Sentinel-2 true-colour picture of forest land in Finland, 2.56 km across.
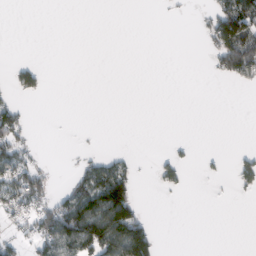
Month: February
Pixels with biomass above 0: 23%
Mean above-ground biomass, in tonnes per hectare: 30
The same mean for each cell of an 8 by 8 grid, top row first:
0 0 0 0 0 2 34 156
0 0 0 0 0 0 28 161
44 11 0 0 0 0 3 48
58 0 0 0 0 0 0 0
72 0 1 0 0 7 0 0
90 35 43 115 1 37 9 38
56 75 104 148 19 0 0 0
40 93 127 132 125 0 0 0
